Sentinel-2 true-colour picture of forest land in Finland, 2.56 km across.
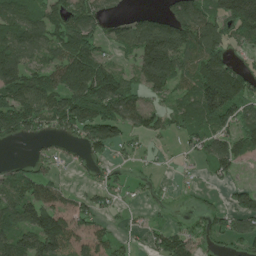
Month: June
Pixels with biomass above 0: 69%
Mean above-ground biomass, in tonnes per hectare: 96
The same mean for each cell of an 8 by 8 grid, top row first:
132 102 142 56 48 117 118 200
126 105 139 53 158 152 152 55
134 114 163 157 93 107 204 152
189 130 157 134 117 70 165 111
38 27 58 100 39 21 86 100
72 63 9 42 26 13 28 27
127 155 71 34 22 11 35 86
113 193 109 67 32 126 66 72
